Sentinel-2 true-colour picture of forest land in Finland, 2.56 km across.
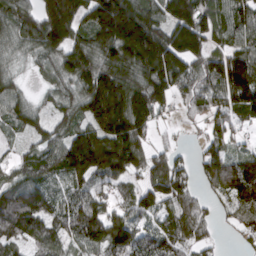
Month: March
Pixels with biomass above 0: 87%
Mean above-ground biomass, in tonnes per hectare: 119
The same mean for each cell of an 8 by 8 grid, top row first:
133 195 157 259 182 181 133 120
67 129 122 176 236 180 119 101
51 53 135 186 170 161 114 203
91 61 109 264 182 46 87 107
32 90 199 200 91 34 82 36
82 99 137 134 92 139 86 89
154 101 113 79 100 89 40 94
89 93 100 161 86 83 49 38
